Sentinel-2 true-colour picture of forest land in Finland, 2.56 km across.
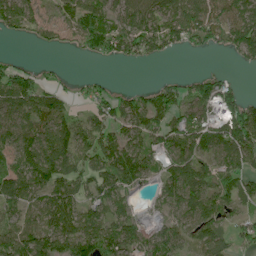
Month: June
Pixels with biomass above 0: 74%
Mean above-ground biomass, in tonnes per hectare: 65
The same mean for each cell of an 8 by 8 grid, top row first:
84 37 78 58 86 75 96 75
0 17 39 74 73 46 46 77
84 21 15 10 0 26 67 12
76 90 24 62 93 78 79 107
83 103 86 86 72 74 87 117
69 96 61 86 63 96 73 72
46 71 68 68 6 63 93 36
73 79 104 84 54 58 88 44
